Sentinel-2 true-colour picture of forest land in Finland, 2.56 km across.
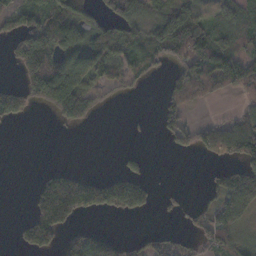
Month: November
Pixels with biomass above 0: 50%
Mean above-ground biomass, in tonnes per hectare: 67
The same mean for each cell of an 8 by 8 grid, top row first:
80 98 102 65 80 133 41 74
64 125 129 115 85 115 104 73
28 168 117 65 28 66 103 112
86 39 105 9 2 59 4 34
0 0 0 0 1 33 67 120
0 58 77 57 54 0 27 129
0 180 142 102 76 24 65 120
19 108 90 57 36 32 68 57
